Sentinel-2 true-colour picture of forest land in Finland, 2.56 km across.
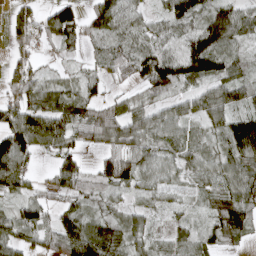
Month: April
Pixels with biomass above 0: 84%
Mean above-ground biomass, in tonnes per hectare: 63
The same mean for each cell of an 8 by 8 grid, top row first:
56 59 57 82 36 84 81 69
42 27 31 51 61 54 128 51
77 43 43 32 87 89 80 59
77 88 73 63 57 48 79 66
114 66 44 57 61 61 45 121
89 26 78 112 55 36 46 85
39 52 56 36 33 24 42 90
71 58 136 102 47 41 57 51
